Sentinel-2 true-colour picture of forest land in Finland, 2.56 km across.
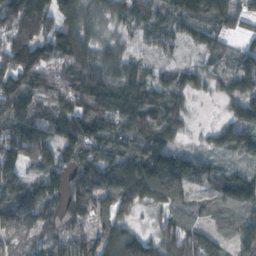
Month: November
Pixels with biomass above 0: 91%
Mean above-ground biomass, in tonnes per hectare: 110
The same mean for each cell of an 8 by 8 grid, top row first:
198 163 92 66 116 116 147 73
204 136 122 74 49 46 85 42
168 105 133 116 92 74 53 87
128 100 164 146 177 92 2 92
158 137 184 145 133 64 40 106
127 146 147 164 153 84 59 96
171 106 143 101 57 102 66 104
106 92 139 89 54 170 59 87
